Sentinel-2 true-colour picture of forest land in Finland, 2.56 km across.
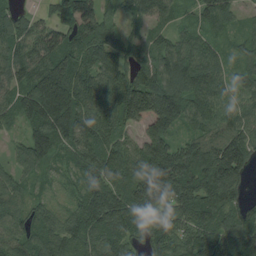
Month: August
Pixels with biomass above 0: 94%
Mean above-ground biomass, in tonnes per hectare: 105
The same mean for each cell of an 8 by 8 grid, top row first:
57 43 151 57 79 51 76 37
96 143 120 109 67 96 77 55
91 189 133 110 102 130 124 75
82 186 144 134 194 172 111 98
32 118 123 106 102 99 111 126
56 45 76 111 151 175 153 101
66 67 102 148 123 115 138 87
85 129 107 113 65 89 112 129
